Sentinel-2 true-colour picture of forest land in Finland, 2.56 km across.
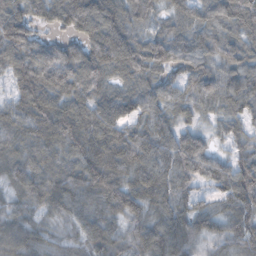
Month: November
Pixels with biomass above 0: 94%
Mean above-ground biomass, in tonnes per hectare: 81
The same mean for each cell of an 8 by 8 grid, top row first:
98 54 109 101 69 57 74 104
102 62 68 130 92 92 73 82
77 110 100 62 79 56 109 93
78 102 93 98 79 61 43 66
71 87 90 119 99 91 49 50
73 93 106 106 93 95 73 103
51 58 77 80 68 88 47 82
81 49 56 78 84 102 45 76
